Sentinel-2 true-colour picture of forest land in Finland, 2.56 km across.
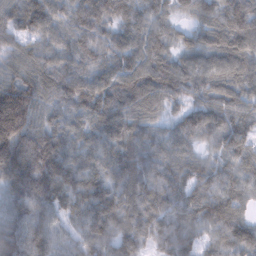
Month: February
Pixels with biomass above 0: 97%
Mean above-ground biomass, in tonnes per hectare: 98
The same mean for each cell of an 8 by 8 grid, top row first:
97 113 111 93 91 49 77 121
58 86 99 89 112 57 90 104
100 107 107 114 145 120 91 95
255 73 99 125 101 44 93 81
187 132 95 103 102 70 41 82
149 147 115 92 110 86 69 75
75 99 90 109 113 86 103 67
91 93 69 93 78 88 56 100
